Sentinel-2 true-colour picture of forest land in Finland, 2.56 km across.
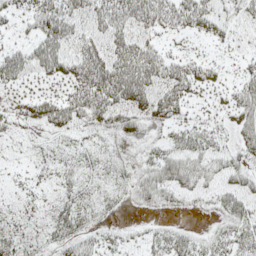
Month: May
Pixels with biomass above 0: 65%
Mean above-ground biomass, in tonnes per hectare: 25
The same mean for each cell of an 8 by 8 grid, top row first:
16 38 32 44 41 34 36 24
18 46 34 37 40 7 6 8
27 24 41 60 55 43 23 19
20 39 39 46 37 31 10 32
5 10 12 9 12 21 27 23
4 9 16 14 27 52 33 29
8 11 24 8 14 13 10 26
20 12 24 12 16 33 18 27
